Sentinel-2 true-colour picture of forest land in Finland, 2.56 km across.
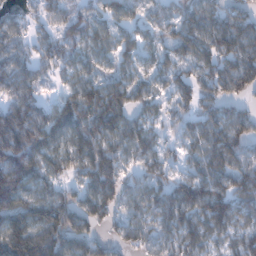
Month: January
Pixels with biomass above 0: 87%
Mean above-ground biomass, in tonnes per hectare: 98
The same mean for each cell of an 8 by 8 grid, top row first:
46 60 62 75 57 72 108 89
71 72 75 78 68 110 100 117
92 37 93 75 70 91 82 117
126 92 187 167 67 63 81 56
167 130 141 111 102 49 109 92
172 113 82 126 70 69 105 113
159 159 95 71 81 121 156 84
191 179 94 36 67 85 86 80
